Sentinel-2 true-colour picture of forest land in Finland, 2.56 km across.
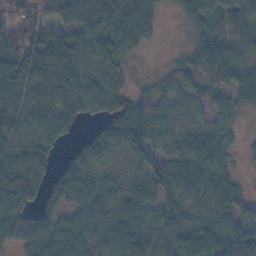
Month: November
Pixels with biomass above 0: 86%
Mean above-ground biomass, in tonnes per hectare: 63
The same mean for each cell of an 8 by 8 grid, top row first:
53 50 75 103 81 21 53 46
90 96 78 82 32 8 53 48
87 79 60 44 18 46 38 52
72 79 47 41 42 51 46 34
56 67 18 77 97 68 81 20
105 39 68 45 68 92 68 18
85 38 58 73 91 90 86 47
73 88 74 66 77 77 86 100
